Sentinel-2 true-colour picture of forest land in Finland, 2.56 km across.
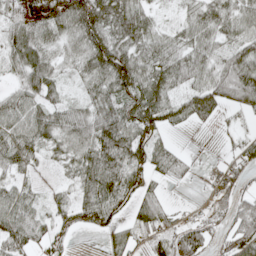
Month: May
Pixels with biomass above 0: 81%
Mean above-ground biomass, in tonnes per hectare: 58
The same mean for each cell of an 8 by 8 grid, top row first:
52 90 112 104 53 35 64 60
71 46 57 93 62 64 64 81
31 63 32 88 85 67 64 94
67 54 43 74 89 56 68 33
68 45 68 109 74 15 0 41
36 13 63 100 69 33 18 49
61 32 64 68 57 19 37 74
61 47 5 26 39 83 54 75
